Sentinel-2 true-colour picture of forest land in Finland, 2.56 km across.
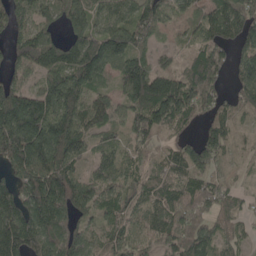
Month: May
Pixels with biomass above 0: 88%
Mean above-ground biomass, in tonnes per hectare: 103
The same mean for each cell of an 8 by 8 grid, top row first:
99 55 92 96 133 47 83 130
91 131 119 137 62 24 85 80
70 107 139 59 139 85 127 89
204 162 124 78 120 124 67 69
236 210 92 70 63 58 121 41
116 168 102 103 69 84 86 27
147 164 107 84 88 107 82 44
200 156 119 87 73 118 112 57
